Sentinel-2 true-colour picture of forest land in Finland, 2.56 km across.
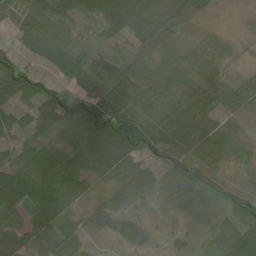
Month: June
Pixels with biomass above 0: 82%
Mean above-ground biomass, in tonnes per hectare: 48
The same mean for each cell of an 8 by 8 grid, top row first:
47 66 49 88 85 63 14 8
34 82 46 25 43 28 23 10
80 29 50 54 40 52 38 19
37 59 68 106 58 51 27 33
24 59 71 114 82 59 44 17
93 84 64 26 19 47 59 19
53 79 26 31 8 23 53 86
74 42 41 20 24 12 26 101
